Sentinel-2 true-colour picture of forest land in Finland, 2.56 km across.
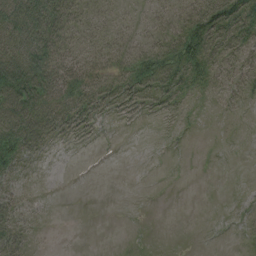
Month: August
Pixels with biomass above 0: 50%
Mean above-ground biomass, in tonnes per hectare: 23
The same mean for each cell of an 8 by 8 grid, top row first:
90 76 21 14 12 24 55 56
75 61 25 25 27 48 51 32
118 73 43 24 41 37 24 20
85 61 37 15 12 11 4 6
75 19 4 0 0 1 0 1
26 1 0 0 0 0 0 0
23 2 0 0 0 0 0 3
36 1 0 0 2 0 0 3
